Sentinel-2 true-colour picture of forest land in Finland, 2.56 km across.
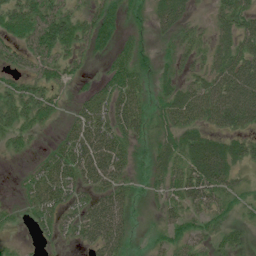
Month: July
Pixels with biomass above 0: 82%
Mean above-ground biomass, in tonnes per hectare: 43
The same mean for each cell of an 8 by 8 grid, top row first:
57 75 39 48 24 51 16 53
43 75 41 41 26 25 27 56
33 48 18 45 39 32 48 91
52 42 36 66 42 67 66 88
27 14 69 71 28 51 72 48
7 70 61 59 23 45 83 24
16 58 45 60 20 34 37 24
6 15 31 57 11 38 29 21
